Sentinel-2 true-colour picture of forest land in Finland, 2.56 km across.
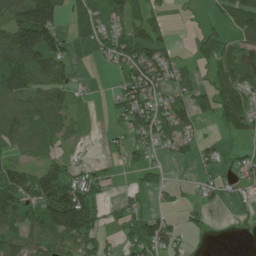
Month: June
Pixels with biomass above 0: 65%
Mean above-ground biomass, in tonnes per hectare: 56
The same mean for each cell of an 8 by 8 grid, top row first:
93 151 53 55 50 3 13 94
155 132 42 72 93 20 49 82
102 88 15 15 95 47 33 84
83 85 15 22 84 58 42 77
40 31 12 14 42 37 18 12
80 77 55 16 28 2 23 32
90 137 184 16 35 19 25 19
79 85 98 22 87 47 7 4
